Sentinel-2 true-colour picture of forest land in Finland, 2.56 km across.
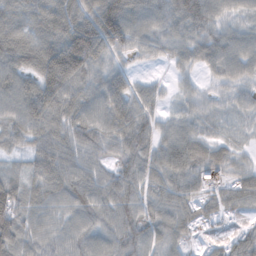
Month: November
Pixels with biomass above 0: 92%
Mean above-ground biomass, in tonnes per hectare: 72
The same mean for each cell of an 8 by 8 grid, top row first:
75 94 96 144 84 88 85 46
98 99 157 86 50 59 76 76
85 122 98 84 25 27 30 58
81 99 79 100 61 30 39 42
47 83 77 69 75 90 61 25
48 86 84 67 76 78 54 50
94 61 78 83 70 82 35 42
87 66 74 78 77 63 18 47
